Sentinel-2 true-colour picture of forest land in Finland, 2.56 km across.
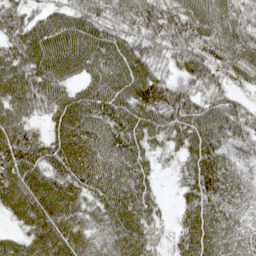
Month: May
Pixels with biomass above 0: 94%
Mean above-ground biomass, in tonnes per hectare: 72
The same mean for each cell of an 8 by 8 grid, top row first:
64 55 68 54 71 74 79 48
79 102 99 81 58 68 64 69
93 92 55 86 86 49 53 29
74 54 89 82 82 83 72 56
88 69 89 74 66 51 86 59
94 78 83 80 63 30 102 55
81 100 72 85 78 31 103 54
49 98 77 73 72 47 99 66
